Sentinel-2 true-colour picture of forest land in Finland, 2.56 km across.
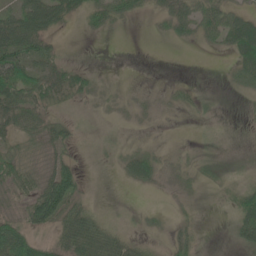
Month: June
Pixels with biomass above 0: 57%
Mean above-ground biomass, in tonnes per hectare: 25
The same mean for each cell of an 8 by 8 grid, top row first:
46 57 24 37 11 36 43 33
82 35 0 0 0 4 11 63
81 54 36 1 1 3 0 27
55 32 7 5 7 6 4 1
21 28 9 6 5 1 2 1
44 38 28 3 43 8 9 5
12 82 44 3 5 4 1 42
76 19 96 67 18 19 1 33
